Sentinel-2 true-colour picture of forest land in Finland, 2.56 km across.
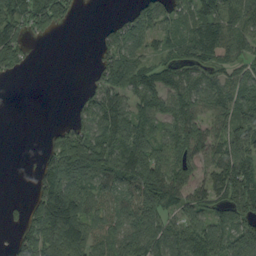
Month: September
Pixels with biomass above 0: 73%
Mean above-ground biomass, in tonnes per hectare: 79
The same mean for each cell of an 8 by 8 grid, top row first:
94 120 12 5 88 69 71 92
90 0 0 63 58 70 112 73
8 0 2 81 104 89 65 58
0 0 46 119 98 97 64 89
0 32 135 138 121 98 90 156
0 113 114 122 150 93 71 149
14 141 116 64 88 73 75 138
52 109 123 76 97 105 121 116
